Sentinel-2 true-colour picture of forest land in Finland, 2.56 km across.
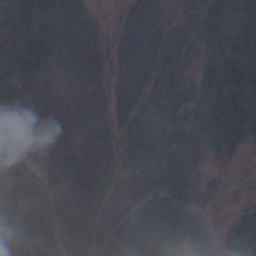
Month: October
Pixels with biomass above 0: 81%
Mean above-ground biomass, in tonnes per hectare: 37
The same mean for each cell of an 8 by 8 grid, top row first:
61 36 29 2 7 5 36 41
62 49 16 4 8 15 25 44
38 18 16 15 24 17 46 57
45 21 16 25 22 33 53 54
8 25 21 24 44 67 50 31
29 27 35 30 54 71 18 1
66 53 46 38 49 82 16 16
85 52 41 55 94 99 55 61
